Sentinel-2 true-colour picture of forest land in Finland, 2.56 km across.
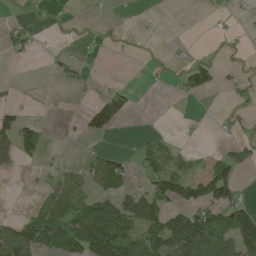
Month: May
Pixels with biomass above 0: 36%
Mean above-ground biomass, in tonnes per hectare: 43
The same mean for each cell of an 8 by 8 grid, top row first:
12 9 3 6 2 0 6 5
28 8 10 5 2 5 2 6
7 4 23 11 5 19 55 18
33 0 15 100 9 5 1 9
89 14 6 2 19 16 9 38
10 21 29 78 44 87 93 52
1 84 68 108 111 76 92 84
107 113 131 211 105 155 150 129
